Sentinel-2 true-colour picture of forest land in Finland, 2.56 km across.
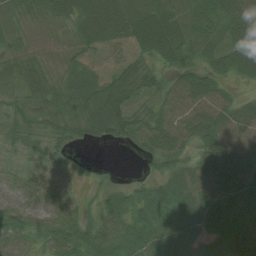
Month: August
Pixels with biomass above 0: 90%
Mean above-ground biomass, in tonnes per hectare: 50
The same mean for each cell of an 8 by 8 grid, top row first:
38 42 63 83 74 53 56 65
30 15 37 36 59 81 41 65
32 44 45 48 49 42 52 26
34 43 50 82 41 62 78 55
26 39 24 24 54 64 77 71
24 25 7 6 17 61 63 79
47 41 30 49 64 86 73 59
51 47 79 74 82 70 40 45
